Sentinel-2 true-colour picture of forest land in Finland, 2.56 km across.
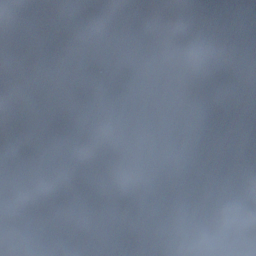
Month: December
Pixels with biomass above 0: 36%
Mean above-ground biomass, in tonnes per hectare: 45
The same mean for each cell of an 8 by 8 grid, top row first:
203 166 155 92 84 47 0 0
136 150 151 129 27 27 44 8
170 126 140 65 1 27 65 11
141 88 32 0 0 0 5 0
49 15 34 60 0 0 0 0
0 34 104 47 17 0 0 10
48 35 5 22 9 0 0 31
0 0 19 12 4 0 3 18
